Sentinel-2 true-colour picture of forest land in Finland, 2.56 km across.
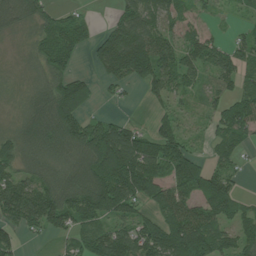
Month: July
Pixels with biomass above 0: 78%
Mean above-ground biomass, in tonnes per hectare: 75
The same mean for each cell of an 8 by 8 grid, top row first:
72 51 32 25 91 55 15 14
13 104 67 129 141 75 79 54
14 81 65 64 86 64 42 64
18 97 81 12 4 43 35 88
66 77 113 195 107 78 24 56
67 45 87 187 170 112 80 28
124 122 111 120 49 114 98 53
46 15 45 99 119 135 109 81
